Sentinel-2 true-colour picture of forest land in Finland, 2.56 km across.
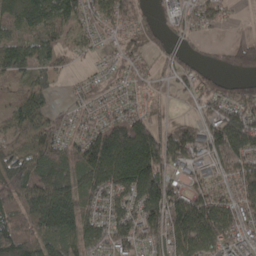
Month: April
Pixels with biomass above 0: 81%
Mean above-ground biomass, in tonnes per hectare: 99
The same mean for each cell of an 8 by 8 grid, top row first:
106 114 94 86 38 101 84 5
119 82 40 33 52 66 16 99
45 56 26 36 40 55 62 59
73 73 45 69 70 14 75 130
61 99 94 191 203 116 152 180
136 115 93 154 193 90 88 139
97 196 111 109 145 156 160 128
132 141 121 127 110 154 148 127
